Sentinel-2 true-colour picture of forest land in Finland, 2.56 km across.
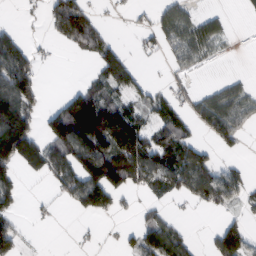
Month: February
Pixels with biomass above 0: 49%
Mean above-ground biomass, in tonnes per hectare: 60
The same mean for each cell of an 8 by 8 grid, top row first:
3 49 114 5 9 67 36 5
91 6 58 61 18 56 49 1
164 1 13 104 25 24 4 19
164 49 192 105 54 72 89 71
188 90 149 127 100 99 31 27
56 61 121 130 87 101 92 42
37 9 49 48 21 7 35 27
67 1 5 4 77 95 19 84
